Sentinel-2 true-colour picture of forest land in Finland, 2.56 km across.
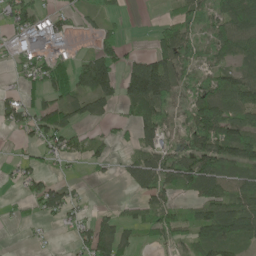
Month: June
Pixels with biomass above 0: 63%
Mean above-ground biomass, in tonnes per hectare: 54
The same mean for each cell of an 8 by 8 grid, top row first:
65 46 30 16 0 35 66 119
37 71 12 55 4 103 55 86
20 68 68 88 116 76 55 80
56 81 63 32 69 42 113 80
15 56 32 27 40 47 114 110
27 39 7 10 73 85 113 57
13 61 26 12 47 47 80 67
1 7 42 96 18 41 87 67
